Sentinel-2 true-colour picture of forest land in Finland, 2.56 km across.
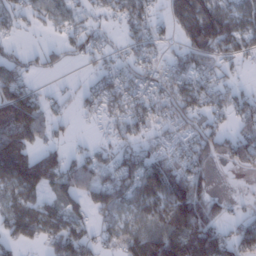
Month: January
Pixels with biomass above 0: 69%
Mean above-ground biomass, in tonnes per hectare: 59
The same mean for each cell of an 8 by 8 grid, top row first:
35 42 30 27 61 80 132 76
22 28 41 20 45 31 101 62
60 10 8 51 54 67 44 17
132 37 18 38 55 87 65 56
98 31 8 25 37 43 86 76
123 89 77 62 101 93 52 8
66 45 40 70 71 121 75 10
49 51 74 41 105 136 110 61
